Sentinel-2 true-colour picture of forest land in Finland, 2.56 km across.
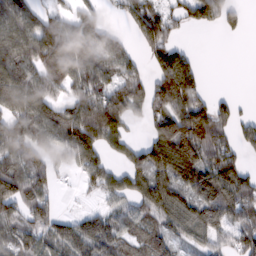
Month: February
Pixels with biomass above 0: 73%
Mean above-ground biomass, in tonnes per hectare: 85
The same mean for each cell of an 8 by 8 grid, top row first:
126 66 94 15 108 47 85 36
126 173 124 77 62 70 0 0
145 112 88 72 61 198 16 0
117 110 105 118 40 131 104 27
112 104 126 52 60 160 120 51
106 68 41 66 99 129 140 94
78 65 13 46 84 106 112 124
80 76 97 88 83 50 57 70
